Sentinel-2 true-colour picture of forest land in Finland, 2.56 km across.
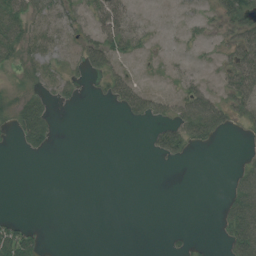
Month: July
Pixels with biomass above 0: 34%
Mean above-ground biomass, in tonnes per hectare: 20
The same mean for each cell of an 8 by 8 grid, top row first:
47 33 27 51 7 4 13 47
37 32 32 44 15 5 8 56
8 27 16 34 6 10 11 63
33 31 1 3 41 39 84 37
12 20 0 0 4 51 20 3
0 0 0 0 0 0 0 34
0 0 0 0 0 0 0 72
61 5 0 0 0 6 3 68
